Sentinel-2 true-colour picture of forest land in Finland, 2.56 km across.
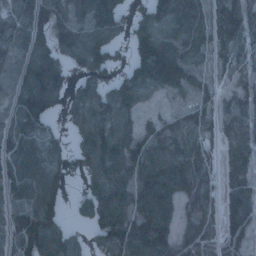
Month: January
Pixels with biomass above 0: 81%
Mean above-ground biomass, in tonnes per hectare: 78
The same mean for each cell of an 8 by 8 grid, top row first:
70 105 61 127 69 114 62 73
43 77 99 71 111 90 52 49
65 121 57 65 117 83 27 26
76 85 92 111 44 29 47 40
85 66 64 111 86 71 50 52
103 109 44 91 93 118 46 59
90 107 49 127 120 66 56 91
92 123 31 106 138 79 55 58
